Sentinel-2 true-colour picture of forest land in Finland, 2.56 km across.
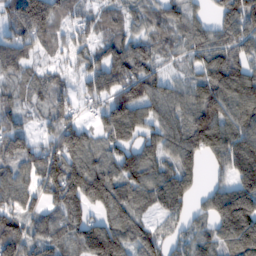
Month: February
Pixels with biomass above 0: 88%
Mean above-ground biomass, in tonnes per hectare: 110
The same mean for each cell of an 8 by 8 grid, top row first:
128 158 54 52 67 80 55 170
104 53 71 110 91 76 128 113
59 62 66 145 140 65 133 139
78 81 40 142 109 113 152 122
123 96 101 98 106 139 138 150
80 150 199 134 125 140 36 132
99 96 126 131 74 100 92 237
157 113 116 164 117 66 86 165
